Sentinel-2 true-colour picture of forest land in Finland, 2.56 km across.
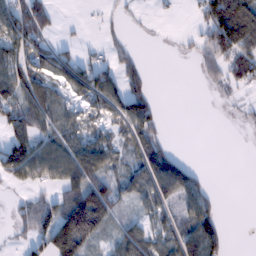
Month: February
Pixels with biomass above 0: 57%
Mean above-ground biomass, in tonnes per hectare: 57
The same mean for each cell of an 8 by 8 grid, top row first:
124 74 3 12 3 5 93 102
113 72 23 27 3 4 70 97
109 68 102 82 55 0 22 57
88 83 37 67 101 0 0 12
90 73 75 52 79 7 0 0
74 73 117 61 73 127 15 0
21 69 171 86 45 52 64 0
12 89 146 37 68 66 115 0
